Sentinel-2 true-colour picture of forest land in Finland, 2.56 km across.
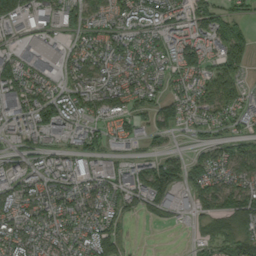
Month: September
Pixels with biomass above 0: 80%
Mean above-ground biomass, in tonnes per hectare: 80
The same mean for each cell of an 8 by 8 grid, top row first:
136 76 105 77 93 89 127 70
62 95 57 96 86 101 85 152
118 65 84 71 86 65 106 87
76 88 81 99 79 73 84 72
54 56 78 53 35 11 55 86
67 89 70 82 133 105 115 85
73 83 78 67 64 49 63 118
80 66 73 108 1 0 67 111
